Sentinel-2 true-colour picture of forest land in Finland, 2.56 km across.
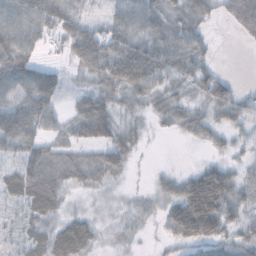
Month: October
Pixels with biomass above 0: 82%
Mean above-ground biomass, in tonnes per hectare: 41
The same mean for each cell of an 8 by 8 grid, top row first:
60 64 35 30 52 46 29 67
60 23 65 58 56 55 25 4
63 50 26 63 71 45 56 5
40 47 39 47 26 43 42 51
45 32 34 50 13 3 27 23
48 55 35 30 2 28 75 33
22 47 12 11 16 58 112 45
22 50 59 13 6 38 62 47
